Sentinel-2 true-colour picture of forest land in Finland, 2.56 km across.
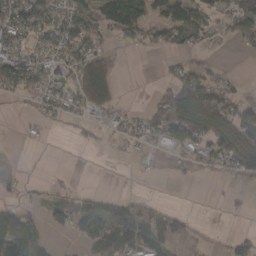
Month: March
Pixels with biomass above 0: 50%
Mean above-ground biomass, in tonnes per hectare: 47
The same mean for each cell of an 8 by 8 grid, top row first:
89 74 59 92 69 88 48 65
66 57 77 25 26 47 23 25
76 66 105 61 0 52 53 12
5 33 38 40 31 102 121 91
3 6 14 16 24 66 72 85
9 5 1 0 9 9 10 48
32 40 68 67 42 16 3 10
108 34 27 157 115 59 4 39
